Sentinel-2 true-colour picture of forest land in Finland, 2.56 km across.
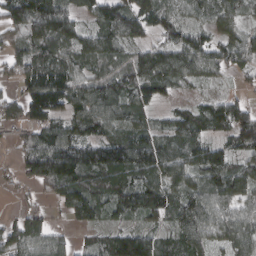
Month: March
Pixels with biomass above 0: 84%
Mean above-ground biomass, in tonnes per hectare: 85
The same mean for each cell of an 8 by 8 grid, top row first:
116 165 65 73 114 55 57 66
57 104 95 93 68 112 95 80
71 126 87 90 116 82 41 19
47 111 91 93 72 51 76 78
37 124 111 103 103 90 92 77
36 155 124 108 82 89 103 102
21 33 133 78 96 89 106 68
106 94 24 83 100 63 87 92
